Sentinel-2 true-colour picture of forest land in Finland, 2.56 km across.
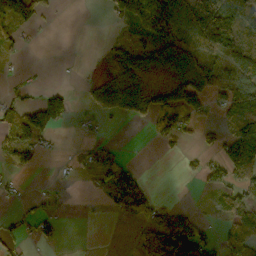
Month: October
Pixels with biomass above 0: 46%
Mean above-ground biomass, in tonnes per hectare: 42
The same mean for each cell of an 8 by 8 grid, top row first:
66 15 0 35 103 100 153 154
17 0 0 18 39 88 83 78
9 2 5 32 26 52 72 63
52 143 8 54 45 92 28 91
69 27 14 18 2 26 20 123
17 1 16 75 16 2 28 45
14 18 1 27 47 17 8 45
36 34 0 0 33 93 44 68
